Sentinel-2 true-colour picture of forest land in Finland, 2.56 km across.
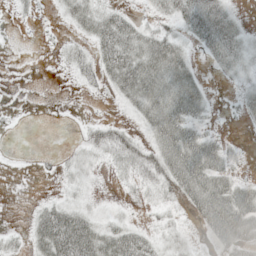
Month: May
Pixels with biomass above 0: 59%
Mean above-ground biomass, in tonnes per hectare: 29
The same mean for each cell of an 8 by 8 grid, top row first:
7 4 40 38 14 41 63 13
0 4 20 64 52 38 33 36
0 0 20 35 64 58 7 20
4 0 1 4 44 59 17 16
0 0 20 44 33 67 41 7
2 7 23 12 37 62 65 18
0 34 29 9 12 15 67 63
10 77 79 55 34 26 22 53
